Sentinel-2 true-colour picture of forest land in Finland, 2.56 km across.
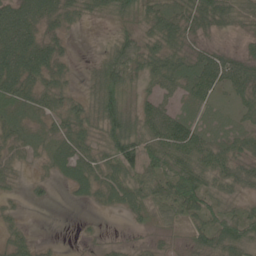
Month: June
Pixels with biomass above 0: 82%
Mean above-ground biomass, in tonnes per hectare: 43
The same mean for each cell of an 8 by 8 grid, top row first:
83 58 37 33 39 50 67 39
91 57 1 44 48 49 27 16
81 52 12 81 33 45 65 61
47 41 44 78 43 36 16 27
37 29 42 62 75 91 51 36
22 15 44 50 57 70 62 50
12 3 4 25 44 62 53 26
31 5 5 8 10 14 57 68
